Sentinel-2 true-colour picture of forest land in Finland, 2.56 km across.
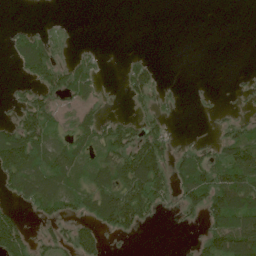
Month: June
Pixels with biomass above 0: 47%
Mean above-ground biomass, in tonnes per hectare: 45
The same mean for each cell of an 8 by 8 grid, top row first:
0 1 0 0 0 0 0 0
39 59 9 0 0 0 0 0
14 68 71 2 75 2 1 4
32 72 35 8 28 8 5 13
118 71 62 87 104 24 22 85
86 96 50 88 159 67 95 104
28 50 47 126 109 29 90 110
93 35 81 15 4 1 67 155
